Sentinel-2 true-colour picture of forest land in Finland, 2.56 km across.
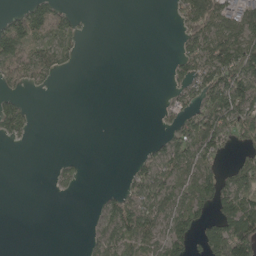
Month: May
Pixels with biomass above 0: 43%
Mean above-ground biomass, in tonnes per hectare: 49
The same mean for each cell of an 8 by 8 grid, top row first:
51 92 14 0 0 24 119 71
111 72 18 0 0 14 106 135
51 31 0 0 0 29 107 147
68 0 0 0 0 37 141 127
10 0 0 0 9 87 135 70
0 4 21 0 75 83 76 78
0 0 0 57 90 86 51 130
0 0 5 76 76 76 81 178
